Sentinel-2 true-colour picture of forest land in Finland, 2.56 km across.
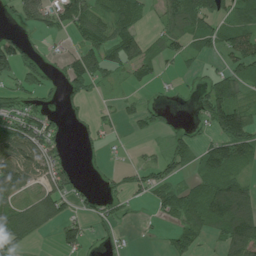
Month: July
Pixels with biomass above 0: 56%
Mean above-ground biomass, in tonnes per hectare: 54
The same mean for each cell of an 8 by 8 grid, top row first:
39 72 88 90 34 88 87 57
65 14 46 86 66 43 42 83
46 31 69 19 32 16 34 60
80 51 20 12 47 10 87 81
118 83 12 12 6 39 45 102
115 83 24 17 43 36 61 41
79 94 34 39 8 68 104 136
58 6 67 21 3 50 27 124
